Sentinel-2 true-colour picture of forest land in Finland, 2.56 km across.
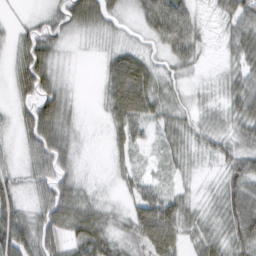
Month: February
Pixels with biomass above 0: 85%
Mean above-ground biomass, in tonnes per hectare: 38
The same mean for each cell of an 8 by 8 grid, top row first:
5 24 59 28 49 110 9 61
32 45 6 15 16 68 9 57
44 54 2 42 50 20 6 37
21 69 13 40 44 30 15 47
17 73 12 21 24 34 22 37
28 58 20 11 23 17 5 60
52 62 65 17 74 58 16 67
69 49 63 41 47 49 30 53
